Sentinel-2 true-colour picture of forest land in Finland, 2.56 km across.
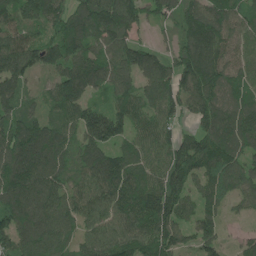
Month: June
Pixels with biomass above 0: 93%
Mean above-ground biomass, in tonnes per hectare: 121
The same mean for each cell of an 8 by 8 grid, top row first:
104 127 125 186 95 94 139 97
160 118 119 106 88 75 163 86
129 47 129 104 112 130 171 97
116 65 115 115 101 88 140 128
173 175 106 117 92 113 147 138
168 143 105 167 110 135 130 126
153 142 124 142 174 144 88 41
136 137 95 138 149 130 90 39
